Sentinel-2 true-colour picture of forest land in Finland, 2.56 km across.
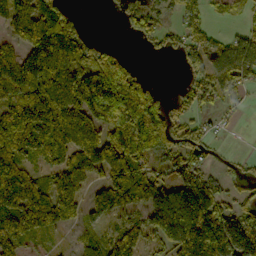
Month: October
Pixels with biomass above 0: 74%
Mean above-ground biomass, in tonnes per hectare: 118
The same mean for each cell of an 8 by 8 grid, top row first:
122 158 26 9 109 44 51 31
95 248 127 40 17 52 89 121
178 196 152 250 56 8 115 87
151 205 148 280 249 62 46 15
153 138 130 116 171 98 57 1
155 94 111 125 120 96 81 45
178 145 75 102 140 318 217 93
125 26 31 87 89 228 243 245
